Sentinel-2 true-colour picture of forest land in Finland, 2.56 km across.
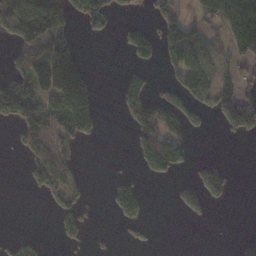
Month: November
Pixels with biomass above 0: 38%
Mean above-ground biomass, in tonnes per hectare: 66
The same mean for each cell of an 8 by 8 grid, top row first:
156 171 74 64 18 63 56 154
77 170 51 1 97 127 46 103
106 212 179 3 75 66 97 61
140 116 162 3 142 142 74 164
26 109 44 0 116 121 0 4
0 93 29 14 34 38 84 2
0 13 60 36 44 22 38 0
22 5 39 6 8 0 0 21
